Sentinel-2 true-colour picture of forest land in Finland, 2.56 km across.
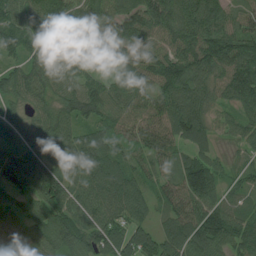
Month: July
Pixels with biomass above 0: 96%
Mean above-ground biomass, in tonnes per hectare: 92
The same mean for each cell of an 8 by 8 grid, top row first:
89 105 85 102 140 128 126 70
84 84 64 82 81 99 146 131
76 79 76 57 80 149 95 149
41 67 96 80 79 119 74 63
93 71 90 65 85 81 58 41
124 114 91 102 68 89 158 47
68 97 87 101 65 89 109 58
73 103 104 108 107 111 132 97
